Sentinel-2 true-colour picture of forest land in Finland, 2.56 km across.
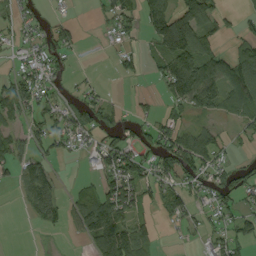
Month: September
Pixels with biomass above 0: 55%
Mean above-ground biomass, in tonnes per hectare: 49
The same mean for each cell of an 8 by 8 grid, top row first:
28 17 3 46 62 112 74 23
18 43 17 13 26 142 65 48
50 36 12 5 14 136 131 110
60 50 50 36 11 33 52 72
49 45 25 49 28 68 62 15
37 70 7 72 52 60 48 49
6 108 59 113 39 58 34 44
0 2 20 152 73 5 29 55
